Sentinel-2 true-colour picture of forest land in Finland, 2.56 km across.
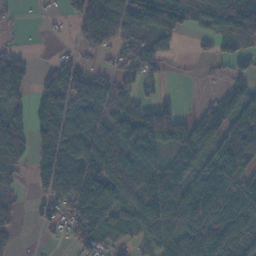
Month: November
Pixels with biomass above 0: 71%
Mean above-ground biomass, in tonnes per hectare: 81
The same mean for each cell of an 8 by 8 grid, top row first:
8 8 72 101 132 114 80 113
28 1 29 49 72 25 21 45
133 56 71 54 73 7 8 49
55 98 133 88 103 70 81 112
112 101 125 151 132 108 84 184
43 111 151 134 100 81 95 99
28 38 126 79 115 135 132 125
25 8 76 67 50 79 101 85
